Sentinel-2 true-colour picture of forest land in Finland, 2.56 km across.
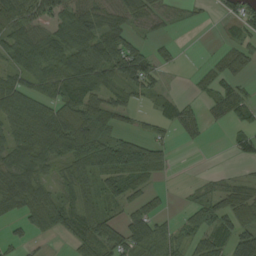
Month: August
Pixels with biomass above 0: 69%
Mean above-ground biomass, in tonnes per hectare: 50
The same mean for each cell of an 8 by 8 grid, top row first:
78 112 89 67 63 28 7 51
82 77 73 76 30 12 3 44
47 59 84 50 62 2 30 36
77 69 89 57 15 38 26 41
60 83 92 72 59 15 6 24
73 30 56 70 56 4 11 12
54 88 65 25 45 7 61 68
16 18 51 63 76 46 54 72
